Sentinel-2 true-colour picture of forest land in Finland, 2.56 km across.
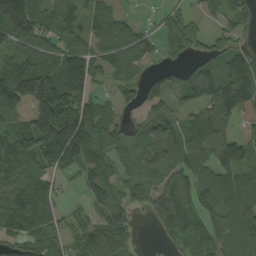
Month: September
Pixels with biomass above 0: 79%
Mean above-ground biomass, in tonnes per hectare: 98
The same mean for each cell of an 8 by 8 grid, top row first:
253 69 63 55 6 73 39 76
78 56 72 60 50 55 64 66
218 189 190 50 66 85 136 176
96 234 174 52 68 72 117 106
146 234 212 86 87 104 132 94
121 79 51 61 65 74 73 71
126 89 21 101 56 159 74 114
96 95 85 174 2 64 90 104
